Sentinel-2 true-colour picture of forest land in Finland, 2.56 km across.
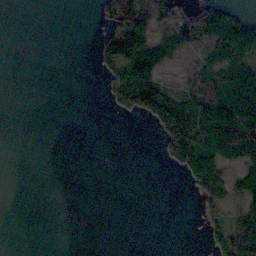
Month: November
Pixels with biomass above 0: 33%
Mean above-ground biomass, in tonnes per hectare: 33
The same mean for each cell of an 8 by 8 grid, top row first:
0 0 0 75 98 85 103 58
0 0 0 102 105 62 57 91
0 0 0 67 99 11 52 82
0 0 0 17 62 103 81 105
0 0 0 0 0 92 58 81
0 0 0 0 0 9 103 40
0 0 0 0 0 0 48 60
0 0 0 0 0 0 33 104
